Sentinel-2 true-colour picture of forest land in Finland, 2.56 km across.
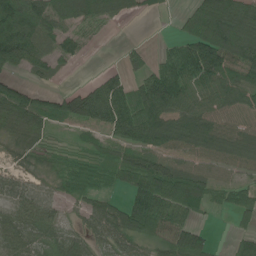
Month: June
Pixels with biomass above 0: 78%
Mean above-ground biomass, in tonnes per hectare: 67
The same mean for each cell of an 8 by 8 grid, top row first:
156 92 73 48 17 17 144 99
148 43 38 0 18 53 152 131
40 22 4 56 64 116 98 84
96 69 91 126 108 91 72 57
36 26 19 54 81 71 76 70
31 25 57 36 107 109 52 28
55 48 29 51 123 115 31 51
80 59 53 61 58 96 36 37
